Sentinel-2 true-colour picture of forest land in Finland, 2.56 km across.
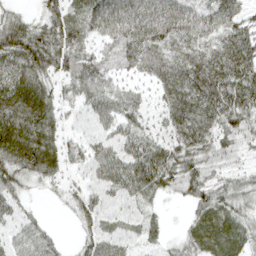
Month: April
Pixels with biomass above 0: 90%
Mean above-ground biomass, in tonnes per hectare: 57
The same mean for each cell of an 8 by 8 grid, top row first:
35 60 60 87 83 86 76 64
82 85 61 47 91 70 71 86
74 52 72 38 36 94 112 96
82 66 26 50 36 83 90 87
88 69 32 42 60 67 63 41
61 50 23 57 79 73 55 34
29 5 46 26 29 5 59 47
33 32 29 45 29 22 54 46
